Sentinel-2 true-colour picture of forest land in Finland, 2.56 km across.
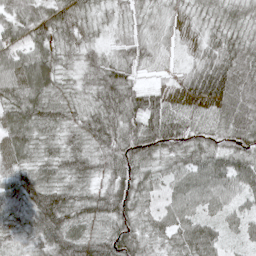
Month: May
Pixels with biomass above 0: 98%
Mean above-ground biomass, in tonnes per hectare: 61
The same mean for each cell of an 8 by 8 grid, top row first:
57 75 56 41 48 41 48 57
70 70 63 35 55 29 55 71
86 80 46 79 23 32 110 97
78 73 43 65 95 49 48 102
73 43 39 62 86 60 50 69
57 54 53 56 55 61 85 72
49 116 64 73 36 68 51 41
37 75 77 72 54 61 75 33
